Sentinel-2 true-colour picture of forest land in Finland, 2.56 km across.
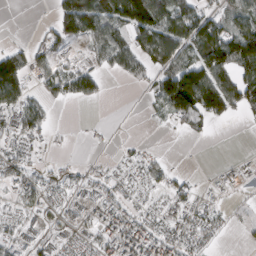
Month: March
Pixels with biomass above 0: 56%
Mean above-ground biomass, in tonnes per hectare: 49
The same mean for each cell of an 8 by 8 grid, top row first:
0 7 146 98 166 95 61 72
26 34 15 79 75 88 127 148
99 51 75 7 26 152 123 79
71 28 0 0 8 86 110 41
39 12 2 4 8 1 4 0
57 36 26 27 40 22 6 17
35 34 39 61 31 45 38 6
42 30 43 67 74 67 34 6
